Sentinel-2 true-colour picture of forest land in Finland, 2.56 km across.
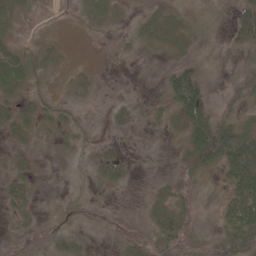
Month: May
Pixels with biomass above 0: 57%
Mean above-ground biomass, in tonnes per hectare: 23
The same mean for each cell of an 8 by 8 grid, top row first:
17 7 10 15 17 26 6 40
16 16 0 1 9 24 11 22
27 9 11 1 1 55 16 29
27 19 11 16 5 45 53 28
12 2 14 12 1 10 110 91
22 0 6 26 2 26 15 95
21 3 16 9 10 35 3 87
18 21 10 11 41 55 20 54
